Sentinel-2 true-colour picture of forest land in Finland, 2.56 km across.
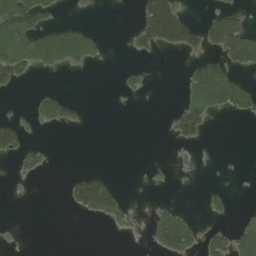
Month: June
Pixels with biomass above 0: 24%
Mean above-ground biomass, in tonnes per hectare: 36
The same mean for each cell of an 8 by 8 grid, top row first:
153 56 5 0 76 109 24 45
130 139 130 2 48 65 52 135
51 2 0 0 20 1 144 44
6 53 15 0 0 40 89 48
66 8 0 0 0 23 8 0
16 10 31 17 3 7 0 1
0 0 51 84 5 25 26 4
2 0 0 2 9 123 44 66
